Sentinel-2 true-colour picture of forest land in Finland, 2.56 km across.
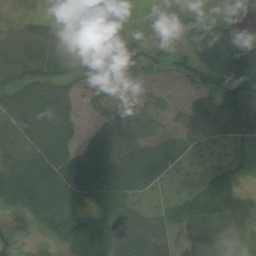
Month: August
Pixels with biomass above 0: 88%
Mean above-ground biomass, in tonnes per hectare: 44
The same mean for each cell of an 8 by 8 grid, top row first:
15 13 5 10 18 25 30 5
43 46 24 35 44 21 43 42
51 56 39 31 36 29 50 40
69 70 20 50 57 34 50 53
68 84 45 83 61 43 44 29
89 108 98 96 60 16 26 17
52 91 53 62 18 24 45 36
27 30 79 69 53 18 42 26
